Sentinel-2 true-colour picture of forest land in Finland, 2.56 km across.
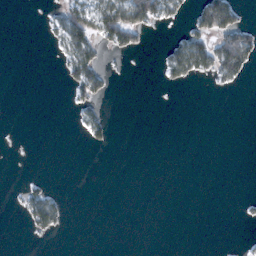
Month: February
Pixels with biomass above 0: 16%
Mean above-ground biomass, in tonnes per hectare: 14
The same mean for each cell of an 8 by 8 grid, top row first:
0 11 64 93 68 16 89 28
0 5 59 29 11 41 63 103
0 0 51 9 0 21 12 25
0 0 18 4 0 0 0 0
0 0 2 11 0 0 0 0
0 3 0 0 0 0 0 0
5 55 0 0 0 0 0 4
0 3 0 0 0 0 0 2
